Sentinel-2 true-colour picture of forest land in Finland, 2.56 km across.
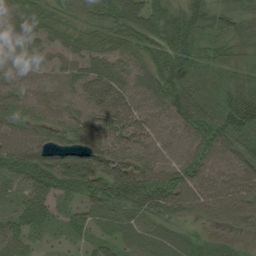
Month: August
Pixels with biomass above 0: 94%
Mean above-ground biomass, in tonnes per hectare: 57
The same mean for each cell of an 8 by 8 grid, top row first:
71 56 59 67 77 62 63 53
53 45 53 50 63 87 36 30
44 44 54 63 49 71 38 48
49 51 45 74 46 61 63 104
64 62 73 60 49 43 67 56
60 95 109 96 68 67 58 62
46 45 37 56 60 58 56 65
48 18 27 39 54 55 35 17
